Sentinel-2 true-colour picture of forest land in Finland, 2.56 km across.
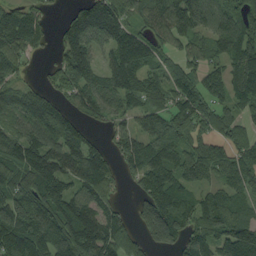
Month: September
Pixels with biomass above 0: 83%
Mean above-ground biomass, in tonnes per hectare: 92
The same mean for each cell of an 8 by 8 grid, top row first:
96 29 84 112 86 134 115 110
89 21 117 108 114 50 75 125
45 29 89 85 98 84 94 110
95 107 63 70 68 99 84 65
103 109 95 41 98 101 79 59
97 66 103 68 113 115 73 108
149 111 114 54 100 113 77 97
141 149 149 107 68 93 87 105
